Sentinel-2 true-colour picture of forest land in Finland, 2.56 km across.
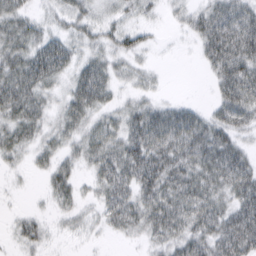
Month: March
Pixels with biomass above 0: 78%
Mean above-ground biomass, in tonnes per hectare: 37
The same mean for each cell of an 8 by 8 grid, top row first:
39 18 34 18 14 12 49 52
43 64 26 34 24 2 44 66
57 45 50 32 19 0 12 67
50 28 46 29 43 43 25 55
41 28 33 41 66 65 59 28
9 30 21 55 59 55 53 57
5 11 20 42 50 61 56 55
18 15 7 6 19 42 49 67
